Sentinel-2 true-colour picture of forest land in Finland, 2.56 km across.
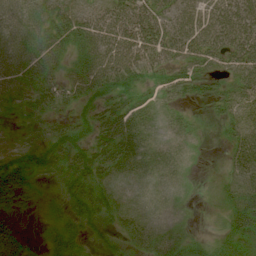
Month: July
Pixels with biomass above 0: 79%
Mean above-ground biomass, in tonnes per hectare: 38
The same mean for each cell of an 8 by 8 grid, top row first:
54 43 41 62 67 55 59 78
48 44 40 67 70 55 63 70
45 40 46 67 36 44 38 45
16 25 34 55 35 17 13 37
10 41 48 73 49 29 2 44
57 16 62 34 30 17 2 29
22 19 62 37 4 0 3 39
21 22 38 23 33 24 18 27
